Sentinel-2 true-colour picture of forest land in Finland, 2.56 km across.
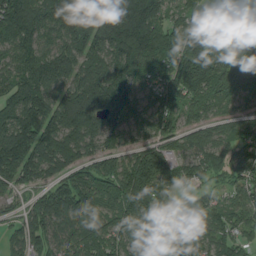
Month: August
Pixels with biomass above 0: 94%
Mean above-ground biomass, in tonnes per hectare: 143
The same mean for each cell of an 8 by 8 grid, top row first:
223 169 273 182 238 89 83 91
133 102 146 160 236 201 193 125
127 164 155 163 106 187 215 145
161 191 240 171 84 119 83 62
216 166 136 80 109 100 126 93
148 97 143 193 276 161 100 100
40 172 171 161 183 119 99 119
89 124 127 132 86 94 108 99
